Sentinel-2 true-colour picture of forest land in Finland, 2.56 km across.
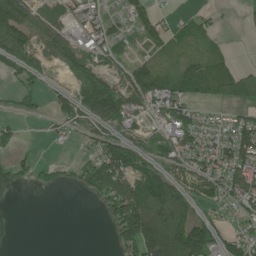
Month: June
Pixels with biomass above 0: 61%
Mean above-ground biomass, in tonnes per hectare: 64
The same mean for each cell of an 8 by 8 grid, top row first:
133 52 45 32 68 20 25 5
92 87 65 51 42 68 64 0
32 20 62 47 131 98 149 108
16 23 79 115 63 82 16 30
34 8 19 84 59 84 46 101
44 31 56 188 120 63 83 91
10 0 0 92 162 132 38 56
21 0 0 27 179 170 123 63
